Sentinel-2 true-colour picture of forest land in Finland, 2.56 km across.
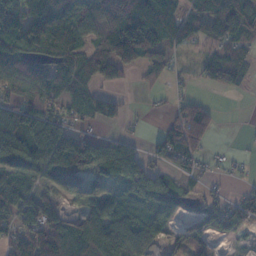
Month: November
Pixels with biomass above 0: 73%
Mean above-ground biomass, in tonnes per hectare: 69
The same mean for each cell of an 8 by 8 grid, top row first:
108 127 94 92 136 78 74 102
102 88 72 123 121 43 37 57
84 83 77 46 20 15 32 39
100 86 55 41 5 21 50 0
158 179 133 50 20 72 27 2
97 79 75 62 109 49 20 7
85 77 55 80 55 63 48 57
68 104 92 131 74 34 39 17
